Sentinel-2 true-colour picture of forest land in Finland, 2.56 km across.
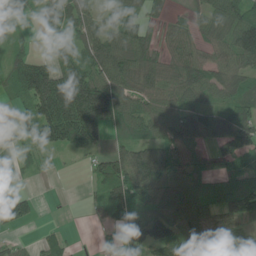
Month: June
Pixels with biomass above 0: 76%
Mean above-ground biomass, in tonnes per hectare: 89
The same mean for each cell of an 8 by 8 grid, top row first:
20 93 87 52 54 32 81 99
58 31 73 109 106 82 66 126
117 202 140 122 115 111 101 81
40 205 219 126 85 82 72 103
45 92 109 42 104 95 60 131
42 7 4 133 145 93 95 91
75 1 3 118 107 129 119 120
22 34 5 45 153 133 132 94
